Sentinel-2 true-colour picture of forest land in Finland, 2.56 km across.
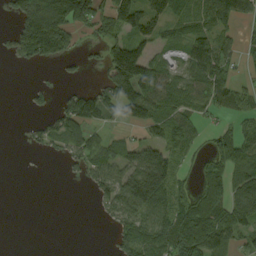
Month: September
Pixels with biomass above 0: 57%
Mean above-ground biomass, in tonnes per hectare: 58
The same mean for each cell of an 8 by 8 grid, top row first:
76 185 69 93 104 61 70 64
53 74 22 95 75 33 73 38
0 3 12 91 130 61 101 33
0 26 116 57 101 76 49 47
0 35 67 39 62 65 29 85
0 0 16 65 107 54 69 93
0 0 0 59 102 72 93 82
0 0 0 29 102 111 131 55
